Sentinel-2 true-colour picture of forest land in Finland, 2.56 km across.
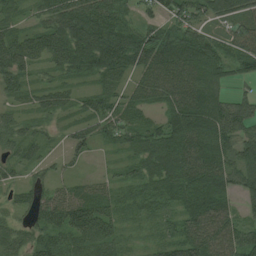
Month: August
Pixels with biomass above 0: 93%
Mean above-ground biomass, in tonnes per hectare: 81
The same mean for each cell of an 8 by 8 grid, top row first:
49 72 121 106 45 89 74 71
110 122 147 150 128 121 85 76
58 37 45 62 90 142 84 31
40 56 52 75 43 120 132 90
67 36 60 36 82 136 127 88
40 41 23 28 73 111 151 89
46 89 102 62 42 66 132 57
65 84 94 83 20 83 134 131
